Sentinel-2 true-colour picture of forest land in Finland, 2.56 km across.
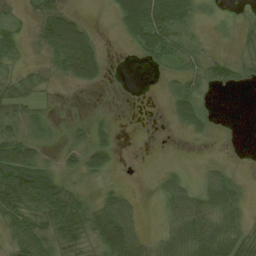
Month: August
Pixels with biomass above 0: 59%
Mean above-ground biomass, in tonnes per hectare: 28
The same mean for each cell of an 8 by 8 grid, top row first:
12 48 14 13 73 35 7 8
21 37 73 0 42 45 12 16
21 9 38 2 0 23 38 26
26 9 3 4 0 25 19 0
50 9 17 21 0 0 4 4
81 47 16 8 2 18 23 12
69 71 53 47 5 38 34 36
42 43 42 64 23 47 73 68
